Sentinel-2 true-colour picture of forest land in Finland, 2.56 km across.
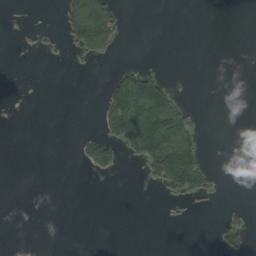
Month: September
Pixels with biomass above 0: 15%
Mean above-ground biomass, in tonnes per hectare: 19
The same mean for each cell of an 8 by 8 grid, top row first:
0 0 112 69 0 0 0 0
0 5 47 38 0 0 0 0
0 0 0 34 90 5 0 0
0 0 0 79 148 76 0 0
0 0 22 55 143 99 4 0
0 0 1 10 21 116 30 0
0 0 0 0 0 3 2 9
0 0 0 0 0 0 0 19
